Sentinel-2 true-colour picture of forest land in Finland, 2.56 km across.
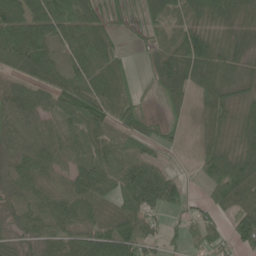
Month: June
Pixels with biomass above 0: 83%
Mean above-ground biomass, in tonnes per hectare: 52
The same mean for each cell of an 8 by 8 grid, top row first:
77 72 76 22 31 43 59 48
72 56 60 40 13 56 67 42
48 64 72 73 9 71 64 44
66 53 90 73 31 20 40 37
57 69 50 72 52 12 28 38
53 53 64 65 91 31 50 87
46 55 58 38 75 35 38 56
28 56 57 87 57 17 46 47
